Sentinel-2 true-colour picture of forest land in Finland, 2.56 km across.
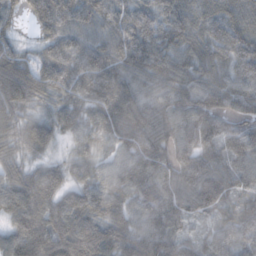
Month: November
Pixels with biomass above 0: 96%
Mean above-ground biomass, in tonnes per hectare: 86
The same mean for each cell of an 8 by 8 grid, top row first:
43 97 78 81 92 102 88 90
43 49 84 90 109 87 83 94
66 79 88 104 74 98 73 79
37 39 66 95 90 104 112 76
50 59 44 69 103 100 90 115
60 82 49 78 101 96 120 84
91 90 100 87 92 90 86 88
105 137 151 133 109 85 61 78
